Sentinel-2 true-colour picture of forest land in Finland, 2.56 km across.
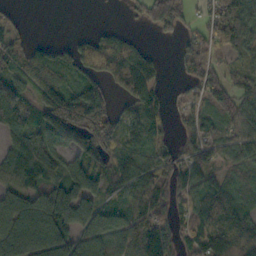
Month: October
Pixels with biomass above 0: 76%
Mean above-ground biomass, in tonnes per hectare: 86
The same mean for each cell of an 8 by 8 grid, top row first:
27 0 0 0 58 87 62 127
75 26 77 85 35 20 81 90
98 102 102 85 124 15 96 71
122 132 173 75 77 27 66 69
87 134 153 91 61 49 83 75
98 109 137 76 82 87 71 47
124 160 146 64 73 58 122 91
141 133 109 87 127 75 120 147
